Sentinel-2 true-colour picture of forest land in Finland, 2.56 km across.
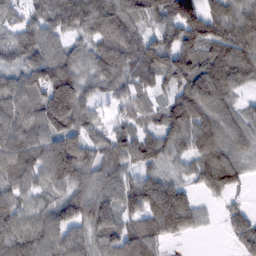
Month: February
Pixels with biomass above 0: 89%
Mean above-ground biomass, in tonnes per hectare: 93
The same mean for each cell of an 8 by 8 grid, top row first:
51 94 111 132 90 115 97 104
91 92 52 115 103 114 99 134
82 152 98 92 68 88 134 89
108 161 109 37 81 114 111 65
105 118 95 104 96 86 134 80
87 97 98 81 74 49 102 67
78 80 120 101 126 165 20 35
78 95 78 110 123 32 3 52
